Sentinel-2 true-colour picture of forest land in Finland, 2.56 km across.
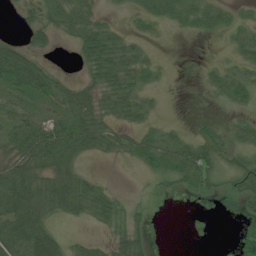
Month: July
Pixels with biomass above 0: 60%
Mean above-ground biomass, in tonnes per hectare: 35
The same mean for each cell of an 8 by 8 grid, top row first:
9 39 54 9 27 38 36 15
39 22 48 65 18 0 1 51
70 54 24 63 29 1 24 46
41 34 64 43 33 0 1 16
58 81 65 29 49 51 44 38
69 56 49 3 12 50 45 56
82 59 56 47 8 0 2 14
87 71 14 28 22 0 1 0
